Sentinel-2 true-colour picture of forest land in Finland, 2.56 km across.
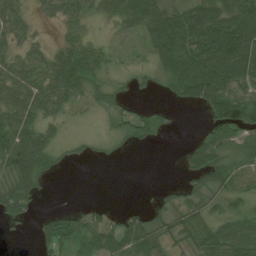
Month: July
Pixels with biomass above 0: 69%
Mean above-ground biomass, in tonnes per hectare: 45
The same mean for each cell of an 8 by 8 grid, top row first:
39 16 33 40 73 62 75 86
27 23 55 17 26 95 93 110
52 54 77 22 13 68 109 72
64 42 11 35 26 13 53 95
90 48 12 11 19 1 58 52
72 29 0 0 0 3 77 59
53 5 19 11 20 38 35 25
3 50 67 61 70 36 70 87
